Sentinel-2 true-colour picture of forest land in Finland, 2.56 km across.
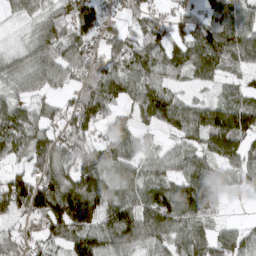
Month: March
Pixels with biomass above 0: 85%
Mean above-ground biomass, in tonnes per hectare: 83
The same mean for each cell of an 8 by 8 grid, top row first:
36 72 112 49 84 64 92 89
29 92 92 76 98 96 144 124
54 66 66 101 92 44 57 44
86 55 108 42 71 99 98 131
82 92 71 80 29 39 89 92
65 100 120 78 74 71 123 66
80 148 161 98 113 113 83 2
61 70 133 101 69 71 89 70
